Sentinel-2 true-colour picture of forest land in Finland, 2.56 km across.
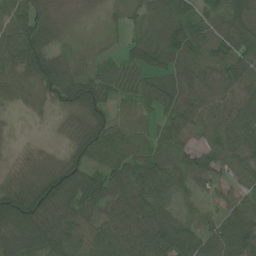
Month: June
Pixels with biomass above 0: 89%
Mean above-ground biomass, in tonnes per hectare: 75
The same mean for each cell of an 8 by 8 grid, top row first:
86 72 14 17 50 107 44 86
101 87 32 17 69 88 56 87
70 114 95 54 59 93 65 90
19 26 101 57 56 94 91 75
7 10 75 87 59 72 56 70
39 83 116 84 97 87 74 48
131 119 88 78 110 58 34 87
105 117 69 100 122 116 90 139
